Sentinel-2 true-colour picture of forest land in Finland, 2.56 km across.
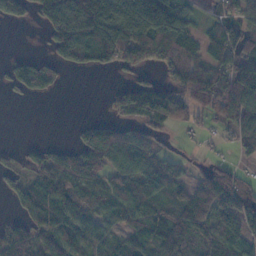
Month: November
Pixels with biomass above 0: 69%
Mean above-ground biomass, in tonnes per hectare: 77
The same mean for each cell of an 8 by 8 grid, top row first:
72 148 275 240 260 138 30 70
0 36 135 158 138 127 73 93
57 50 0 10 43 73 84 154
0 0 0 41 136 63 47 99
8 24 48 101 83 8 8 42
40 90 88 61 90 46 60 33
31 106 81 59 80 73 76 126
95 75 69 48 79 96 72 96
